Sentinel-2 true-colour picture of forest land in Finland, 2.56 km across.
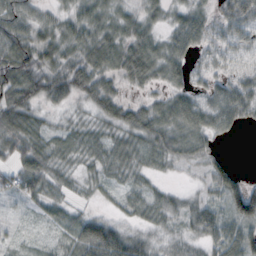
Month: October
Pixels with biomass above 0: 87%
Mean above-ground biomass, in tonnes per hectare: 39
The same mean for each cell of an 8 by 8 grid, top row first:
53 22 39 37 33 25 31 80
70 49 49 60 64 49 36 35
78 63 63 36 54 37 31 36
64 21 11 42 46 62 58 58
42 32 27 32 38 50 29 2
41 35 17 22 21 8 29 23
7 28 13 11 32 28 44 87
9 10 54 77 32 27 49 72
